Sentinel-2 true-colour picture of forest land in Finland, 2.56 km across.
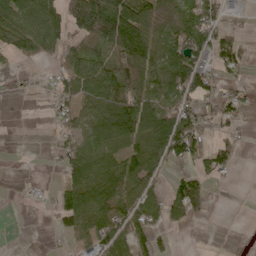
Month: May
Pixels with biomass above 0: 59%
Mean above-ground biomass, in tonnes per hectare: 53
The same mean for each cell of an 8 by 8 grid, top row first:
95 105 146 169 73 49 59 15
49 50 51 92 112 101 74 52
7 9 85 100 92 113 60 20
1 11 50 85 94 73 31 31
0 8 51 72 78 97 37 16
0 2 71 87 89 22 46 3
0 9 110 76 66 65 29 0
0 4 53 89 48 11 0 3
